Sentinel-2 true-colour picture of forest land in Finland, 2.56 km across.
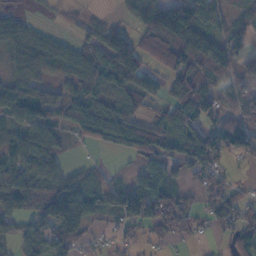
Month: November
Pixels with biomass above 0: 73%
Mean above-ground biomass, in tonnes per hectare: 65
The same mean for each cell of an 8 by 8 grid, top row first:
28 5 18 14 116 149 78 36
68 64 57 140 68 126 118 49
69 55 63 74 106 52 62 41
72 67 62 59 40 88 92 66
77 71 18 43 100 58 103 78
106 103 34 27 35 50 63 10
74 100 95 59 123 85 37 84
33 74 55 27 30 26 12 69
